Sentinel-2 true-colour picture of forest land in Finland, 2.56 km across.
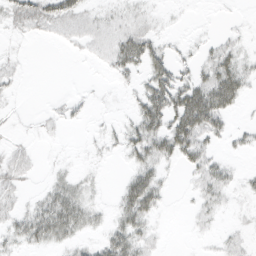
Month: March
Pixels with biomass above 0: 52%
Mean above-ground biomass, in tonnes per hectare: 16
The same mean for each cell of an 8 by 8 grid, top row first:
24 27 18 10 10 2 0 1
3 1 5 21 40 7 10 12
6 0 0 6 21 34 36 40
2 4 5 2 41 51 71 9
6 2 1 7 41 48 19 9
15 6 10 0 34 3 25 9
11 37 35 11 46 0 13 5
18 28 14 30 18 0 2 6
